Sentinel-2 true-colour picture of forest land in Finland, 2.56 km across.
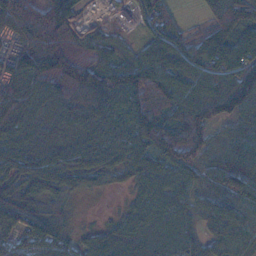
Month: November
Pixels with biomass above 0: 92%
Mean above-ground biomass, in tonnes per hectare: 84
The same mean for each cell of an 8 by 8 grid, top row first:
132 148 41 31 59 29 51 123
67 154 97 49 56 92 111 116
103 110 136 126 120 102 108 135
108 71 99 99 137 110 120 84
74 73 68 81 99 147 80 57
64 90 62 31 69 72 50 63
105 54 2 5 72 71 71 83
65 89 33 61 60 69 77 130
